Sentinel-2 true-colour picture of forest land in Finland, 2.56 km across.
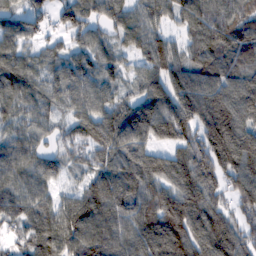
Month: February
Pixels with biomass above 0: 92%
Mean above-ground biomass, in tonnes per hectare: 105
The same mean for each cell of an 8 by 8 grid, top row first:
75 71 101 86 97 80 122 116
83 58 70 73 93 73 127 115
119 87 113 71 87 105 108 108
82 75 94 107 128 140 128 136
88 51 88 118 93 89 148 153
102 82 55 117 130 108 130 131
97 89 148 141 130 138 130 81
53 111 136 135 138 148 140 100
